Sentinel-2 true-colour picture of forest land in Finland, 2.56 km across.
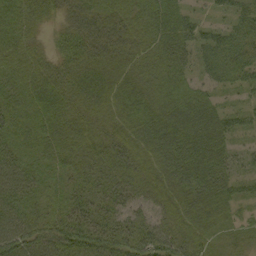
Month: September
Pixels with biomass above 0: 94%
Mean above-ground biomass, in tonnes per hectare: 46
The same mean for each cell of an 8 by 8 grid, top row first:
43 32 39 37 37 41 15 42
42 19 51 46 39 55 44 48
38 51 57 52 37 44 25 35
37 51 45 49 49 63 52 25
40 40 45 53 62 77 68 14
55 34 39 49 48 65 65 31
46 37 47 37 27 53 61 26
71 61 72 65 68 64 35 25
